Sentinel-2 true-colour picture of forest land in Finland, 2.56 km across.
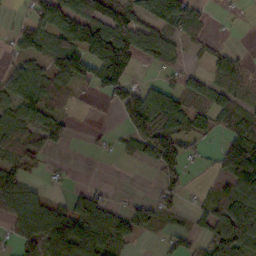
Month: October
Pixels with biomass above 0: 61%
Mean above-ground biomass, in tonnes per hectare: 61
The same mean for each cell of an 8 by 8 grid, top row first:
8 107 125 129 55 95 16 5
37 77 118 190 67 32 27 8
61 85 54 132 11 25 46 40
76 81 3 17 146 77 55 57
93 69 2 17 98 84 15 123
77 10 1 0 1 52 11 136
101 69 92 42 50 34 34 95
52 74 87 86 12 35 53 111
